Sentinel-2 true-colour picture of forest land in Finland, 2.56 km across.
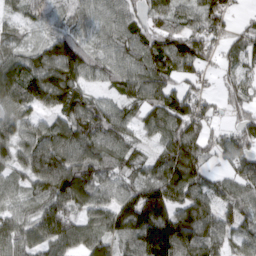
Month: March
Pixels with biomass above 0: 89%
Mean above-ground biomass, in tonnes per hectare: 86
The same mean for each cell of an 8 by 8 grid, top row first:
36 52 63 72 60 60 97 18
49 94 113 70 93 108 69 62
107 152 94 72 112 91 22 63
90 72 108 75 69 120 51 57
93 122 118 88 37 106 61 72
56 134 127 70 70 136 53 69
56 92 86 100 145 108 100 78
91 94 95 91 136 150 109 61
